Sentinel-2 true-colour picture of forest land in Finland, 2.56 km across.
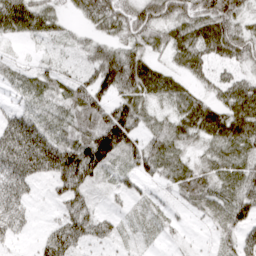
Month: April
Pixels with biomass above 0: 82%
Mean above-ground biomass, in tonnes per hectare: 52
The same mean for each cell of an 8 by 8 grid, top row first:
84 50 28 67 70 64 76 48
8 14 28 54 54 64 72 65
28 46 48 95 90 41 35 48
46 28 65 79 49 47 66 93
120 91 86 120 51 47 40 67
79 55 105 24 38 51 48 58
46 7 59 13 14 14 30 63
22 66 65 29 9 9 8 58
